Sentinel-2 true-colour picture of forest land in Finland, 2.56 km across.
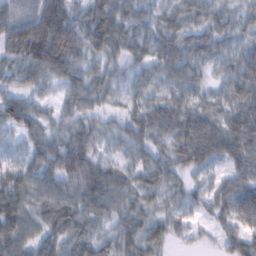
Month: February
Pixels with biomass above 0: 94%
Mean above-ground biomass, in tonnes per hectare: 54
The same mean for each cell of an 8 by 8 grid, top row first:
74 122 51 83 35 35 50 32
82 143 84 71 38 42 49 37
44 45 43 34 29 45 30 71
79 26 48 22 48 61 49 63
28 55 69 26 47 54 86 83
53 55 88 57 41 40 37 56
65 62 65 54 35 33 42 86
66 49 61 38 60 21 11 47
